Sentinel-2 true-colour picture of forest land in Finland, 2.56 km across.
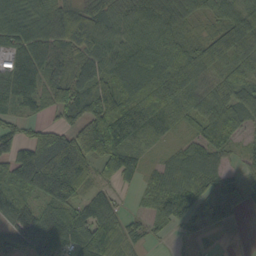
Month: September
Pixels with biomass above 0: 87%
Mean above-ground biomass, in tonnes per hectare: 69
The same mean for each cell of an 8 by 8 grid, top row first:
106 87 72 73 81 68 37 76
82 87 64 65 67 87 70 81
121 74 84 66 58 105 61 66
47 34 101 114 110 55 63 75
89 98 90 128 43 28 78 34
83 102 75 58 45 66 60 40
89 62 68 56 29 78 64 35
64 88 91 69 35 14 14 0
